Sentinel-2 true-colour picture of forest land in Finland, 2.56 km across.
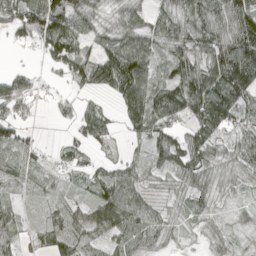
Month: April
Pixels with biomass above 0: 80%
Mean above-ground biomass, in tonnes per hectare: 50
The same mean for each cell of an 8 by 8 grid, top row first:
58 112 66 20 28 56 65 77
16 67 65 46 49 54 67 95
58 16 49 99 93 74 100 121
53 12 42 22 99 89 119 66
70 8 35 24 36 63 69 44
34 25 20 51 28 41 46 36
22 19 29 82 45 18 18 12
40 40 41 38 43 10 21 9
